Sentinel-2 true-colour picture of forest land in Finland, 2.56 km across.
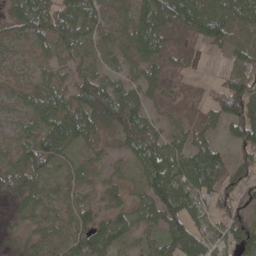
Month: May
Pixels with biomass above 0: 85%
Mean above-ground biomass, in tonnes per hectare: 56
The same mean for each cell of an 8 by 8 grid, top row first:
50 78 68 34 71 82 83 77
23 36 54 46 77 27 27 55
23 32 63 47 42 14 10 72
28 65 80 95 65 17 38 96
40 85 51 26 98 47 60 61
61 53 38 28 45 101 132 81
23 39 56 38 43 83 54 72
9 48 75 69 37 76 56 94
